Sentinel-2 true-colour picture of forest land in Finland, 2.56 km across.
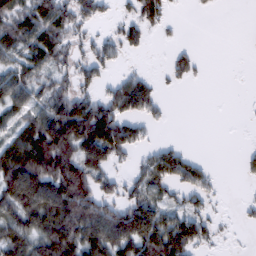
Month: February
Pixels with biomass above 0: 58%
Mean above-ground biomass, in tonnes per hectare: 62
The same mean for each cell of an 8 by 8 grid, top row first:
75 95 66 21 65 8 3 0
75 89 36 44 31 19 0 0
80 52 57 33 48 28 5 1
60 89 109 99 67 1 0 1
91 146 126 112 35 20 0 2
153 148 133 51 63 78 33 11
101 118 125 68 105 57 34 10
94 115 117 112 139 144 43 2
